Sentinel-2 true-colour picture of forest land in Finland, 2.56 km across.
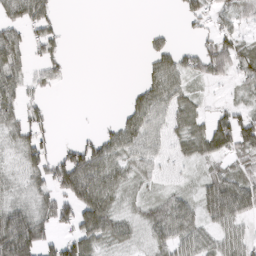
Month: March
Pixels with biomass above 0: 62%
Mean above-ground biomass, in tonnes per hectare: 40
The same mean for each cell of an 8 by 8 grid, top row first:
52 48 0 0 0 9 42 28
61 39 0 0 13 32 48 51
51 30 0 0 29 53 39 24
44 22 0 2 73 48 22 34
34 40 42 54 61 30 56 75
10 59 110 69 32 15 31 33
36 46 103 52 24 58 54 73
139 34 81 45 17 55 33 39
